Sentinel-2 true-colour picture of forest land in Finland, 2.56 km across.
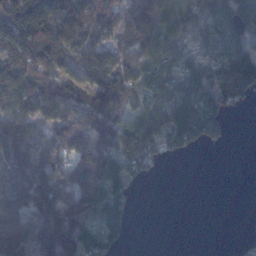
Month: November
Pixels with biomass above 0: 74%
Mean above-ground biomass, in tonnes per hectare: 73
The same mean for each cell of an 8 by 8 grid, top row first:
127 120 122 97 97 75 70 85
149 145 93 74 100 65 62 93
109 46 68 108 73 81 77 133
87 68 79 142 88 111 107 16
102 73 71 107 111 58 48 0
85 88 95 69 29 0 0 0
92 87 82 93 0 0 0 1
117 135 117 52 0 0 0 8
